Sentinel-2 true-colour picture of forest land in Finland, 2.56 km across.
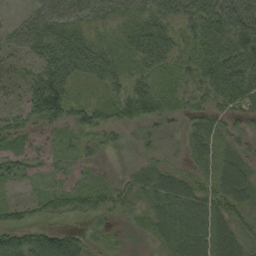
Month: September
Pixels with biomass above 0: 89%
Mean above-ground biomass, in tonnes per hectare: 48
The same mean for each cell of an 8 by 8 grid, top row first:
15 63 56 47 53 57 75 91
40 74 78 41 63 54 60 77
24 85 37 49 44 33 54 74
30 90 50 47 58 31 39 41
30 19 26 26 38 21 50 29
29 18 21 20 51 42 41 78
32 33 40 45 37 69 57 61
70 64 36 22 15 64 66 62
